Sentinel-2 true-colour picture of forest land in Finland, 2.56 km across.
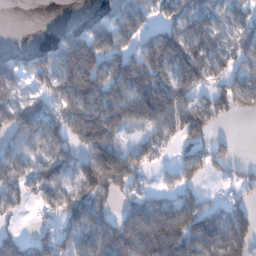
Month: January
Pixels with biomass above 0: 72%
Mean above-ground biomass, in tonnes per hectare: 112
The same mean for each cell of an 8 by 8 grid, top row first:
0 0 17 84 112 92 82 82
16 77 247 164 136 213 126 84
112 121 222 184 239 161 94 85
106 72 163 202 204 151 130 66
93 103 133 131 73 58 77 11
106 86 137 204 46 68 60 52
47 41 119 63 115 128 93 87
62 57 99 167 180 200 222 180
